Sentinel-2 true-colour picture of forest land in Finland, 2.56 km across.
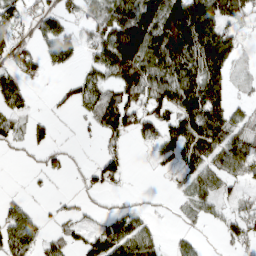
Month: March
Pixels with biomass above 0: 62%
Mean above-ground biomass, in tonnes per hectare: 57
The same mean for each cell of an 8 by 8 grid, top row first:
59 51 31 94 146 133 137 65
60 47 39 130 148 131 142 37
48 7 46 69 117 119 113 10
42 11 27 100 73 91 118 35
30 31 7 30 23 85 100 80
1 23 14 54 1 23 70 50
34 8 18 16 22 14 35 37
87 36 29 85 73 20 5 51
